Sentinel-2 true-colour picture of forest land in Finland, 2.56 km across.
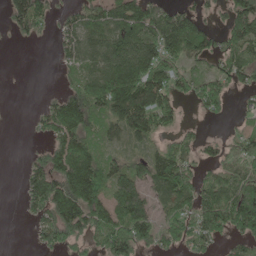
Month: May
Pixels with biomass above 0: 67%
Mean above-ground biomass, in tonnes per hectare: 78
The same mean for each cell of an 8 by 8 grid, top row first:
93 53 66 89 120 91 37 134
3 2 83 116 137 127 82 86
0 0 53 122 183 89 64 55
0 74 141 106 167 68 44 16
0 62 120 43 41 58 33 43
4 123 192 100 87 137 56 98
4 108 144 107 99 81 132 138
0 51 55 116 81 68 68 54
